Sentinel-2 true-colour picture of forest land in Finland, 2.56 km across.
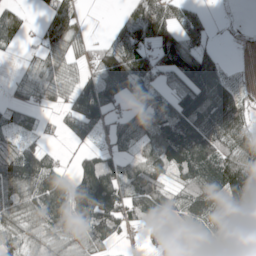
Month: May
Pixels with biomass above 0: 74%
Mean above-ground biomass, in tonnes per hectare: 83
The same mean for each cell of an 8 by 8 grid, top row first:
65 52 39 8 114 74 22 1
29 68 40 99 118 153 45 2
21 60 61 135 96 69 134 15
45 15 148 66 76 114 145 95
53 24 29 42 69 195 146 107
172 135 116 131 94 60 135 132
88 148 144 156 109 65 129 94
61 69 76 60 13 64 81 79
